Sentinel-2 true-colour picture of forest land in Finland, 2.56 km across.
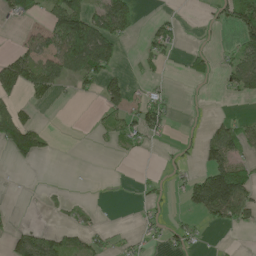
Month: May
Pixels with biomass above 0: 34%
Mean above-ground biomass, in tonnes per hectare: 36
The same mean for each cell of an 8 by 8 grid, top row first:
44 47 108 100 7 11 9 89
18 51 146 74 25 20 11 53
89 62 49 39 17 3 13 60
45 2 0 37 61 9 4 5
98 21 0 14 22 12 59 66
1 0 1 1 6 12 111 93
2 8 15 0 13 4 119 88
48 59 38 16 19 29 5 1
